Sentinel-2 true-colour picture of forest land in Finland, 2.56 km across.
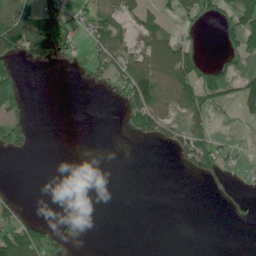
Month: June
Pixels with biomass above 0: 31%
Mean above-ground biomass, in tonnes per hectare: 34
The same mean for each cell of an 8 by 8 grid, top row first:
83 83 39 68 52 39 33 68
95 90 20 109 52 63 1 40
37 0 8 61 147 105 51 42
45 0 0 1 136 47 49 36
47 0 0 0 13 59 64 9
0 0 0 0 0 1 40 7
28 0 1 2 0 0 0 20
89 53 17 0 0 0 0 0
